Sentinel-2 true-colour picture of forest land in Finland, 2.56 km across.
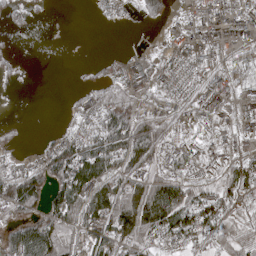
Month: May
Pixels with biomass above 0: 61%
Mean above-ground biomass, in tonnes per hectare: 44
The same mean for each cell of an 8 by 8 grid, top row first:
15 3 0 21 39 19 34 39
6 0 0 0 5 29 37 33
6 0 3 28 35 38 29 42
0 0 21 91 29 36 41 28
17 20 70 121 110 43 36 20
53 61 100 84 66 63 33 61
55 60 98 106 139 115 65 22
62 75 40 73 63 49 45 56
